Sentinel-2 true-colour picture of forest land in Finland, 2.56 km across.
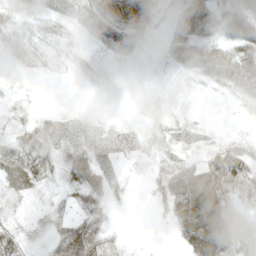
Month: May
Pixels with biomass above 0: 79%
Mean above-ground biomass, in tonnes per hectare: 29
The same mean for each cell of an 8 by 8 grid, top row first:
11 23 31 39 41 32 61 72
19 17 10 31 12 36 43 61
7 4 7 4 3 8 25 63
13 11 7 4 6 8 3 5
28 33 38 36 14 27 19 26
42 21 49 33 9 50 61 70
10 18 28 13 2 60 76 51
58 24 75 26 2 15 79 64
